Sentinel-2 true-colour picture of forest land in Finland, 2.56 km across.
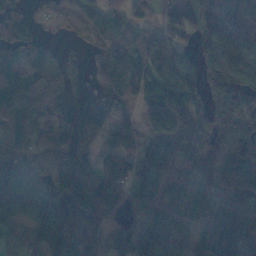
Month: November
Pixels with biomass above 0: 84%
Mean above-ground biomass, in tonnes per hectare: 94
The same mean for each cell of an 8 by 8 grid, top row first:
78 23 90 79 22 60 91 142
83 32 26 96 87 52 107 96
122 77 95 115 94 111 144 127
106 58 140 99 63 110 126 169
81 54 69 72 70 104 123 131
136 71 126 90 78 99 118 121
123 110 134 86 68 109 90 89
62 106 109 60 92 96 92 119
